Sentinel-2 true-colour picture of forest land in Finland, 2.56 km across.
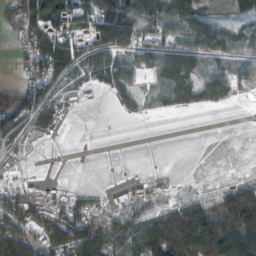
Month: November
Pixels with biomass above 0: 61%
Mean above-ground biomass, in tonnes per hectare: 58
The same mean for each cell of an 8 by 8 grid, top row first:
64 88 57 99 81 99 45 32
28 130 58 81 69 74 83 55
24 84 50 70 32 96 79 54
89 62 18 7 26 22 10 0
17 12 0 0 0 0 0 0
21 22 1 0 19 4 0 13
124 119 100 96 49 61 80 133
110 94 128 63 107 150 156 186
